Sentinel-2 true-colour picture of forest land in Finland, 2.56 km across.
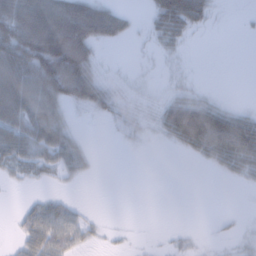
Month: February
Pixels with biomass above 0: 49%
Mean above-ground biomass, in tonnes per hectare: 35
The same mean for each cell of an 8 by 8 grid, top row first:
107 120 121 61 11 100 29 2
109 153 138 9 5 20 0 0
118 105 117 13 5 5 1 0
83 62 16 31 13 75 72 27
63 60 24 2 4 28 70 82
13 12 15 0 0 0 2 24
5 20 6 0 0 0 0 1
13 44 19 3 1 5 2 6
